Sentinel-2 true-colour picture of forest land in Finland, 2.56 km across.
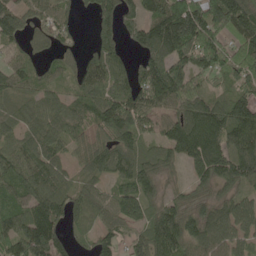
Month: May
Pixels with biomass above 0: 85%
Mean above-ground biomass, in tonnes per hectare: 91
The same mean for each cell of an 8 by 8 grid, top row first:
69 56 22 69 100 179 153 149
45 39 28 61 97 162 130 95
74 51 65 94 111 125 51 74
63 80 59 134 99 75 126 122
67 87 50 96 64 127 156 140
83 101 39 69 108 24 106 130
77 123 53 86 95 96 85 102
98 149 24 68 93 134 126 90
